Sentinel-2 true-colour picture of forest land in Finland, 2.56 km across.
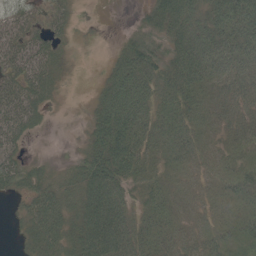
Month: May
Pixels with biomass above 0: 81%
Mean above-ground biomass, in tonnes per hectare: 45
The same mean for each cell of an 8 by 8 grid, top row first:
36 37 10 1 20 76 53 73
59 55 4 10 53 55 77 67
55 57 4 58 68 59 56 50
61 28 4 90 52 48 37 38
38 1 14 98 52 47 25 39
59 36 63 88 37 21 22 43
14 84 70 90 29 23 20 29
13 77 83 97 35 30 34 29
